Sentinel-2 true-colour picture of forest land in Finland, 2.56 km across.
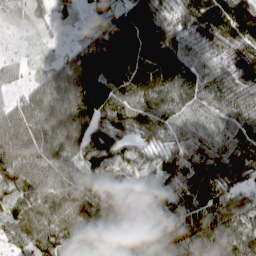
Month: April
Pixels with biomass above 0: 95%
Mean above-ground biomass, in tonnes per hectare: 108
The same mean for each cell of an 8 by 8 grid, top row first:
40 36 28 110 123 74 150 168
9 12 77 161 145 115 81 101
31 77 175 153 159 136 105 88
94 141 193 120 117 103 91 117
137 132 113 101 52 77 100 123
104 95 87 70 46 108 137 81
73 75 97 132 173 145 151 86
39 130 124 190 158 176 173 110
